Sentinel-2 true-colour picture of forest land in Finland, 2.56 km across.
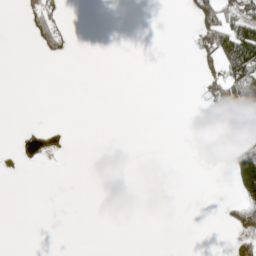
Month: May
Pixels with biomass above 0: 13%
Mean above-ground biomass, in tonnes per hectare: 19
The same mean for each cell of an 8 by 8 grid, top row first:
2 49 0 0 0 0 87 66
0 37 1 0 0 0 72 161
0 0 0 0 0 0 40 130
0 0 0 0 0 0 13 142
26 79 0 0 0 0 0 58
9 0 0 0 0 0 0 108
0 0 0 0 0 0 0 61
0 0 0 0 0 0 0 47
